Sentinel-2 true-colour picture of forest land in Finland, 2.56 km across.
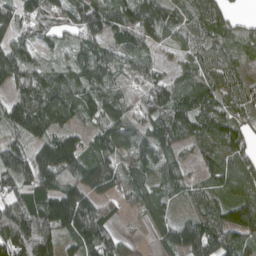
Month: April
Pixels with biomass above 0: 89%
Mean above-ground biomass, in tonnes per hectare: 97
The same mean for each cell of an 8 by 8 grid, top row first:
95 119 118 105 131 74 98 24
105 46 78 69 79 44 69 52
112 93 88 85 84 72 98 67
121 151 101 120 102 121 112 73
79 103 73 105 94 89 88 83
126 139 150 152 62 79 56 147
125 139 183 42 78 34 67 118
209 129 112 94 13 120 141 94
